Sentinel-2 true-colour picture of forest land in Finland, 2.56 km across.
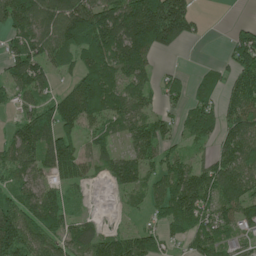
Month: June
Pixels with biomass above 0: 76%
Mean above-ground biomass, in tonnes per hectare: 75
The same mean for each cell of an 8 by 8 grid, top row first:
104 117 135 120 192 170 7 2
73 94 82 129 153 62 1 95
80 55 74 87 54 30 29 78
37 87 122 80 61 36 65 92
88 122 65 44 92 40 40 98
63 57 53 59 58 90 75 89
81 92 14 3 29 113 72 79
126 73 83 77 83 30 72 38
